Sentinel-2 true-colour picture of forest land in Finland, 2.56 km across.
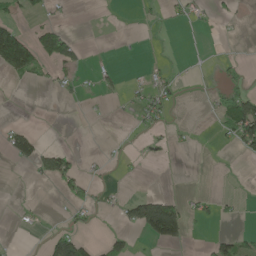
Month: May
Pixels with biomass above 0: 20%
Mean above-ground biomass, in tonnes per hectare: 23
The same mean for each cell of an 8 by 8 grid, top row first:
27 25 0 0 7 12 9 7
177 77 36 0 2 1 0 0
18 16 19 19 12 18 3 25
0 0 1 7 38 6 8 143
54 9 0 3 15 7 0 56
0 44 31 4 5 5 2 2
4 2 22 11 120 77 20 10
2 32 49 38 22 55 19 38
